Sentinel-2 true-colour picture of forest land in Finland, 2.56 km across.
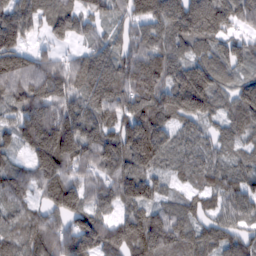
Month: February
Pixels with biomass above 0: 91%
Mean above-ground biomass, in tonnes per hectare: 100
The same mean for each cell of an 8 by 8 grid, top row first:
113 93 83 57 122 178 238 97
101 35 39 76 107 102 97 79
105 112 105 131 154 129 136 77
74 95 75 92 134 138 93 118
60 172 114 112 211 84 59 66
87 135 63 83 117 47 74 74
61 76 109 60 89 61 59 84
89 108 143 94 141 107 94 79
